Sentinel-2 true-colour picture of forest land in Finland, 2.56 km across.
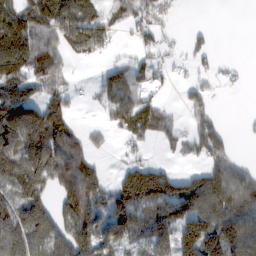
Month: February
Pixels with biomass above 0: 65%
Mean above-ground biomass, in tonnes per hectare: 90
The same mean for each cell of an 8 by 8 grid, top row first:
124 138 138 82 85 26 0 0
148 128 93 38 43 22 39 0
126 134 7 88 75 22 36 11
175 136 11 101 139 20 67 3
113 155 113 20 50 38 110 7
97 158 211 30 149 76 99 72
129 92 189 113 116 154 110 120
144 96 132 108 64 138 193 133
